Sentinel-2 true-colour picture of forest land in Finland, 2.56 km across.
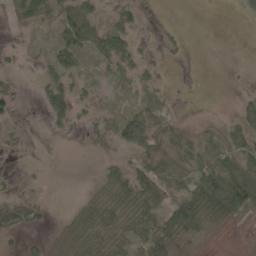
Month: May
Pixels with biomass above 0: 57%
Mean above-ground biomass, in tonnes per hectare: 20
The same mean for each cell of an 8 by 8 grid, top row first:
15 29 41 14 7 0 0 4
6 17 56 41 6 6 0 0
8 26 26 17 15 1 0 1
12 23 11 9 21 5 0 17
5 1 2 13 46 23 14 30
3 2 0 29 38 25 45 53
31 9 30 42 47 49 46 59
6 14 44 38 46 34 6 0
